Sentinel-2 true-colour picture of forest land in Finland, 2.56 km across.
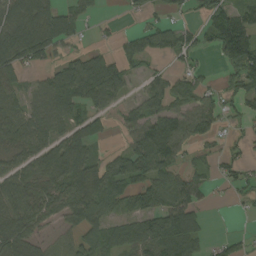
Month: September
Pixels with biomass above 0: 67%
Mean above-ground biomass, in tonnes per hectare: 69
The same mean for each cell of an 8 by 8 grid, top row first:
108 101 52 5 28 26 78 79
131 109 24 26 59 66 49 179
45 54 140 120 34 47 24 78
68 80 55 43 59 69 59 38
73 76 95 10 109 87 34 16
83 90 98 91 107 74 26 40
97 76 101 75 96 119 18 10
103 29 69 68 108 132 28 40
